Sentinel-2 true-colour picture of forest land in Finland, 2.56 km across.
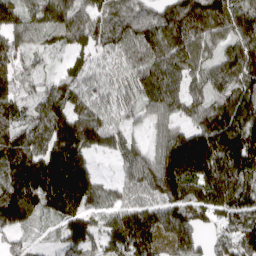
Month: April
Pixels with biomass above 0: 93%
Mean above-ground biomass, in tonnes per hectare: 118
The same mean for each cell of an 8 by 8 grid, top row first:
97 118 108 102 84 140 153 123
102 59 82 98 139 144 85 139
88 51 87 89 138 106 104 136
85 137 123 92 65 75 115 158
137 144 161 100 52 143 164 168
166 215 221 33 125 175 158 136
169 89 143 86 106 141 129 135
48 15 141 122 127 130 70 161
